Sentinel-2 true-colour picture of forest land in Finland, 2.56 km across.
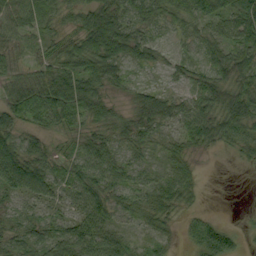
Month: September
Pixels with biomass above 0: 86%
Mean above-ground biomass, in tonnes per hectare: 46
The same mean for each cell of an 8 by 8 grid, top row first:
61 38 52 75 57 51 49 58
47 42 69 95 48 19 45 56
39 58 86 48 14 19 37 61
58 62 60 34 59 49 55 75
65 30 23 39 34 29 37 42
94 61 52 49 28 50 2 1
31 33 47 54 42 45 7 1
39 55 85 56 16 14 78 21
